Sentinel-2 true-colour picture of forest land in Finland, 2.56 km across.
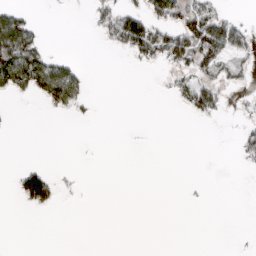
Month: March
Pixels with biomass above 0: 23%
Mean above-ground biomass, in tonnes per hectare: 21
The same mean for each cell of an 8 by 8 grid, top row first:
49 0 0 50 62 61 64 10
130 24 0 19 79 83 86 47
111 117 53 0 0 27 39 17
3 13 18 0 0 3 45 8
0 0 0 0 0 0 0 26
25 50 3 0 0 0 0 1
4 32 1 0 0 0 1 0
0 0 0 0 0 0 0 1
